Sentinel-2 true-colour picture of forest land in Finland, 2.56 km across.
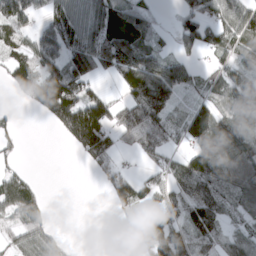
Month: March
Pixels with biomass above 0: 67%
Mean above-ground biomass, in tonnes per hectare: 76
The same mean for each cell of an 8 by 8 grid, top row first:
95 47 67 84 52 36 99 93
90 96 92 123 74 34 76 62
75 175 122 35 171 101 47 66
13 117 199 102 205 58 103 89
28 0 123 70 114 48 145 102
51 0 0 70 40 68 119 78
91 34 0 33 66 62 107 52
50 65 1 0 65 110 80 72
